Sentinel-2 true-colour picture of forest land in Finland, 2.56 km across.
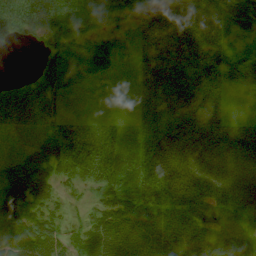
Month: August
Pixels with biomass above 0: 89%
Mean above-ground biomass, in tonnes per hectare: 52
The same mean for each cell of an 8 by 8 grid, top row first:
91 82 60 38 34 55 74 55
6 35 22 18 37 59 60 23
15 48 21 7 31 35 55 31
64 48 8 6 30 42 52 4
12 59 116 69 55 96 72 49
82 69 79 99 109 121 98 61
74 46 18 73 85 64 51 64
59 62 45 88 67 34 15 21
